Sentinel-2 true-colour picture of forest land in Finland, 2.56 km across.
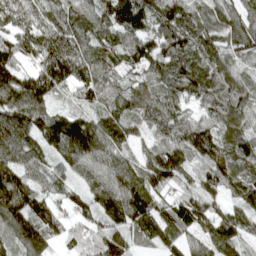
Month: April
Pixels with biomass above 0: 95%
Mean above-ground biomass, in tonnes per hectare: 106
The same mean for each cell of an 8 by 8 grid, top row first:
98 103 117 133 94 154 104 97
131 166 106 98 118 124 103 103
141 176 107 85 66 110 111 90
127 96 79 104 78 88 77 103
119 78 164 119 56 121 101 125
149 64 63 124 131 106 105 114
175 87 72 129 127 109 100 83
108 83 66 108 56 69 94 93
